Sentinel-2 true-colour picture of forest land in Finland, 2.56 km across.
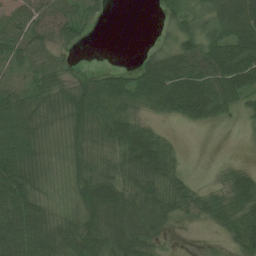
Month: July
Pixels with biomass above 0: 78%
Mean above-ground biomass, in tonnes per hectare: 56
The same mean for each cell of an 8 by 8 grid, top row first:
51 40 42 6 0 45 53 116
52 34 15 0 9 49 74 92
27 54 36 52 79 94 80 85
92 74 92 67 32 50 59 22
100 52 59 60 98 17 0 0
111 45 59 60 83 51 2 38
101 49 68 102 82 55 45 61
117 95 84 83 69 1 3 59
